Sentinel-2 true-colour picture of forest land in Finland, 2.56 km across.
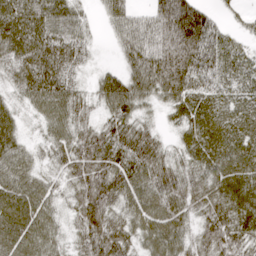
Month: April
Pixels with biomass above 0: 93%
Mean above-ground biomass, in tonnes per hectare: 65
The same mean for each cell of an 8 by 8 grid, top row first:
82 76 38 57 43 120 53 15
77 83 50 17 81 106 94 35
55 83 27 54 78 92 63 54
32 67 49 64 31 47 81 74
48 44 72 79 85 34 81 81
71 34 78 88 74 73 63 82
84 53 76 73 74 66 60 75
74 61 57 91 54 66 66 62
